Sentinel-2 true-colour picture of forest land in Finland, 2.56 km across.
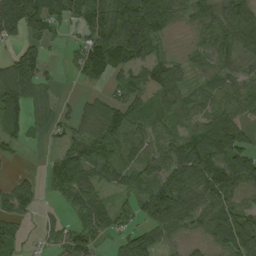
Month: August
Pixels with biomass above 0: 77%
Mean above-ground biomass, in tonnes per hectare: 60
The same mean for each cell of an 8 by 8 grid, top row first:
139 80 51 108 142 55 71 90
36 20 52 112 77 3 62 73
135 25 23 34 48 57 34 41
86 35 45 75 36 51 43 60
40 19 64 73 44 50 79 82
21 36 76 46 52 87 96 98
64 5 61 52 68 87 69 56
49 17 65 34 84 35 41 86
